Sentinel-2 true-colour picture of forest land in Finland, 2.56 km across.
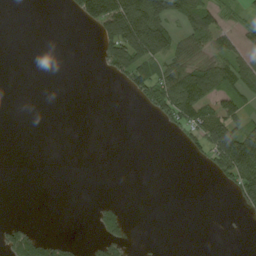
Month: August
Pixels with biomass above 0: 28%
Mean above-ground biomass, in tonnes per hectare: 34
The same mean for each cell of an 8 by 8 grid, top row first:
0 0 56 168 182 71 62 16
0 0 0 89 162 76 56 49
0 0 0 21 82 109 85 75
0 0 0 0 13 90 80 57
0 0 0 0 0 5 83 160
0 0 0 0 0 0 15 115
0 0 0 17 0 0 0 28
66 33 7 41 2 0 0 0
